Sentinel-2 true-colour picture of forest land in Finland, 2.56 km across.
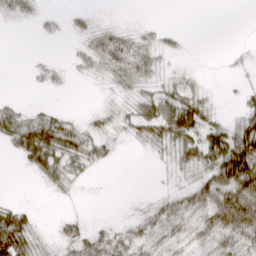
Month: March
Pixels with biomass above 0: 57%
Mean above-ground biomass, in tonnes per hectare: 24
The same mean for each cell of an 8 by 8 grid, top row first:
22 9 7 1 1 0 0 0
0 0 13 51 32 10 0 5
0 13 5 21 28 19 3 5
28 24 5 14 40 67 24 21
40 84 44 16 17 33 51 69
1 29 17 0 0 8 42 109
31 0 1 0 15 38 52 89
78 10 40 37 33 23 26 37
